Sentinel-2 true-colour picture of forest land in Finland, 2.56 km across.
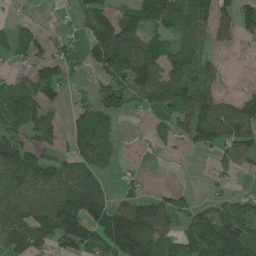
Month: June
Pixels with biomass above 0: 66%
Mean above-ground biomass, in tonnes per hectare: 73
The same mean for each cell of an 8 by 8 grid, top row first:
13 1 45 67 96 99 93 88
74 42 35 178 113 69 32 15
25 96 17 68 114 98 62 1
128 74 52 79 19 93 114 89
112 57 91 44 6 16 64 72
117 94 89 28 16 0 10 18
111 114 143 105 85 64 49 52
91 69 117 160 174 61 120 146
